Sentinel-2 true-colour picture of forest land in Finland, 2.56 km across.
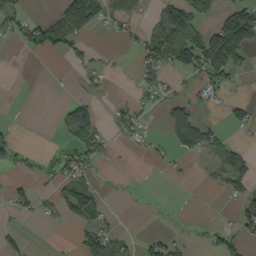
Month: September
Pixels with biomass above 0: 34%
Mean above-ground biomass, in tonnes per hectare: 35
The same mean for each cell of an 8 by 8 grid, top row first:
62 23 114 37 16 104 34 98
10 58 28 3 59 125 122 151
0 1 8 6 37 16 59 15
0 0 80 17 26 44 12 6
30 3 87 20 16 51 51 19
13 21 47 3 0 3 12 57
26 18 99 8 0 1 0 38
26 1 41 57 20 19 25 40
